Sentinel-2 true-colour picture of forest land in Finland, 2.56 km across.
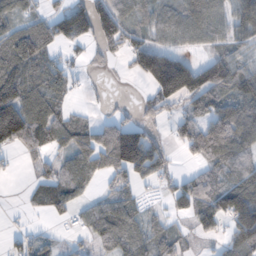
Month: November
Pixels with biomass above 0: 69%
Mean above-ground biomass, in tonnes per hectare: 71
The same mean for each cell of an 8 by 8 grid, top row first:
77 65 105 110 42 71 107 90
127 85 22 49 96 63 49 58
120 85 22 2 58 213 125 100
161 112 17 18 31 39 82 106
71 61 77 143 137 29 112 97
9 51 84 66 69 42 61 70
4 37 40 77 28 42 81 156
30 28 18 69 64 49 20 108
